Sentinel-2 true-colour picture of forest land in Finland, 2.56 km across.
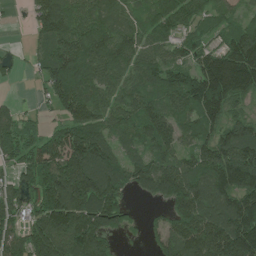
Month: July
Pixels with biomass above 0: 85%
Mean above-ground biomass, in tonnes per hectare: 127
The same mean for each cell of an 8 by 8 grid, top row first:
6 165 111 89 64 124 74 47
9 86 143 154 108 82 81 171
13 107 172 112 123 124 221 237
59 28 145 112 120 107 143 54
129 130 217 100 89 99 127 176
72 139 216 169 136 175 159 203
116 180 219 144 13 130 181 187
117 188 218 64 26 149 223 231
